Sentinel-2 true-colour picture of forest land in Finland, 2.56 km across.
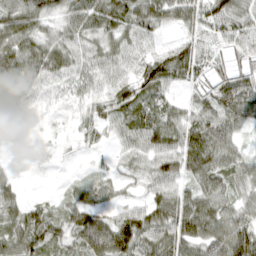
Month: April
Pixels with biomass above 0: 87%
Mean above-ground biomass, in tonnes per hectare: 57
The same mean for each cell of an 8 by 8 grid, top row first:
82 58 69 79 68 55 76 60
81 74 49 49 38 51 46 40
78 49 50 52 74 63 52 72
43 16 19 54 66 48 65 88
9 8 15 26 65 71 99 34
17 3 14 21 37 68 74 52
50 37 74 35 53 82 71 48
65 77 76 125 88 95 86 108
